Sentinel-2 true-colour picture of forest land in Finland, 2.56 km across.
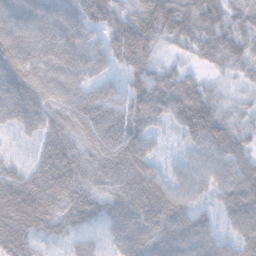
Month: November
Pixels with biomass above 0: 94%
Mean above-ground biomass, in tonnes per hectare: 64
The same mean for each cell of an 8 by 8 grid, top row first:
46 90 93 70 96 96 81 43
57 78 84 69 89 29 57 52
83 82 68 43 73 64 25 26
87 70 87 75 93 79 91 33
22 17 54 86 64 17 79 55
55 61 53 76 75 37 58 70
37 64 76 62 91 75 31 85
79 40 38 47 87 86 67 63
